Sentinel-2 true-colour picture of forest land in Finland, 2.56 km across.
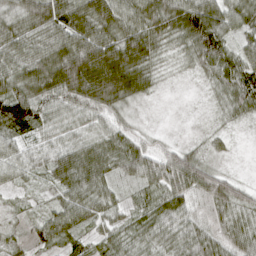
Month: April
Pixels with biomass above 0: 96%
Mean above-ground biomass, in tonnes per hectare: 59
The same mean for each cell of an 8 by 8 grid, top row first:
68 89 73 84 77 81 97 64
61 71 110 102 91 35 89 44
73 111 157 150 58 12 33 78
134 72 71 65 14 6 13 42
49 48 48 56 43 33 23 6
32 37 76 46 63 94 74 21
16 31 58 37 40 68 33 54
21 52 33 48 51 62 67 60
